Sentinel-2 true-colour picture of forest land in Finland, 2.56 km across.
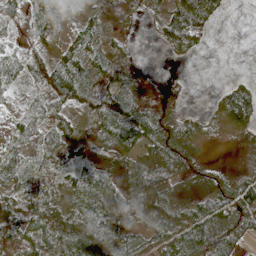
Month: May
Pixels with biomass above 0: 73%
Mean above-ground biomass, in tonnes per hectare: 34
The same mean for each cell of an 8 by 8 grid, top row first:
27 48 22 27 9 53 42 0
14 22 44 21 0 29 10 0
29 41 60 57 5 5 0 19
15 33 35 67 62 15 9 96
20 25 32 52 62 38 7 11
36 19 36 27 81 42 17 26
34 35 46 37 36 31 52 64
29 48 72 44 27 45 61 38
